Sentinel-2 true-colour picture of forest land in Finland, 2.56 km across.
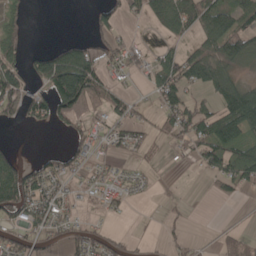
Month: May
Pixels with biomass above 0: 51%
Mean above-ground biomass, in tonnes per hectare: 55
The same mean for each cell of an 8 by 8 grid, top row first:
27 0 0 50 43 99 117 83
59 40 81 43 22 35 61 74
107 137 209 40 25 95 74 41
76 89 75 55 21 94 67 134
13 1 51 38 29 33 103 86
138 81 28 26 15 3 34 76
142 86 20 29 1 11 0 2
68 48 63 46 19 24 4 42
